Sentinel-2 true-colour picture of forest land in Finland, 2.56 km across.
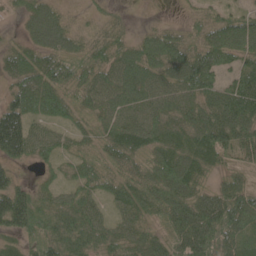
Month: May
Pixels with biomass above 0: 89%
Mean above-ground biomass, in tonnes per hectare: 63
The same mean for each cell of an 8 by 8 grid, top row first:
19 70 10 18 3 3 26 35
29 63 43 54 62 68 58 66
47 66 60 70 77 75 63 63
95 53 39 63 71 64 78 121
136 49 31 61 76 75 96 77
29 17 49 54 67 113 48 39
129 49 74 41 76 93 102 111
39 89 85 75 74 78 99 66
